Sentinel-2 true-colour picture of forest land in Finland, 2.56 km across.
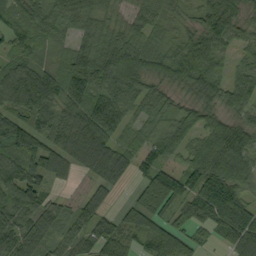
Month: September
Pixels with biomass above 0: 88%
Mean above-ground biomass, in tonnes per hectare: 79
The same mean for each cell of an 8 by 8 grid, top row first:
54 66 75 48 61 27 71 47
62 39 63 106 74 49 93 40
115 92 108 112 81 67 91 66
89 85 100 104 47 41 59 55
116 93 110 84 46 60 100 113
101 93 30 94 58 94 150 95
114 69 43 30 88 69 133 126
101 67 74 108 71 114 26 82
